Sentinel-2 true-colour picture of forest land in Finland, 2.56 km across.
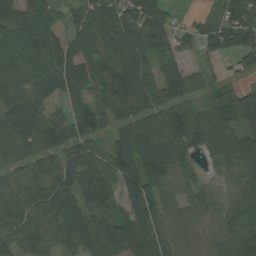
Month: August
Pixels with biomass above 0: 91%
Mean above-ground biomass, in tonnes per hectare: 93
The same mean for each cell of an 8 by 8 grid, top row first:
102 66 75 123 119 32 26 130
98 131 91 115 114 53 50 99
108 137 93 170 118 102 34 30
137 66 77 98 89 112 52 116
159 121 87 77 125 116 83 71
66 104 114 109 154 95 34 53
61 94 105 59 135 99 77 64
78 88 67 109 102 111 84 101
